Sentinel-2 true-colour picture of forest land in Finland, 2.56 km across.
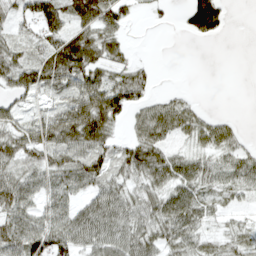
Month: April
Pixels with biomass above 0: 74%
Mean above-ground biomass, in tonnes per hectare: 43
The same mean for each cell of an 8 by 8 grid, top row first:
26 73 67 58 7 8 127 0
32 46 78 39 0 0 1 0
59 62 68 50 35 0 0 0
39 33 102 95 41 53 11 1
61 75 81 38 58 26 42 26
46 48 61 42 47 56 44 48
51 37 39 63 51 69 26 14
59 75 49 57 57 46 26 31
